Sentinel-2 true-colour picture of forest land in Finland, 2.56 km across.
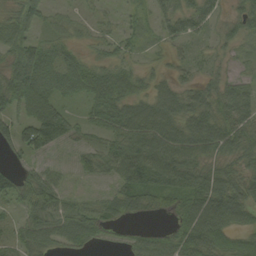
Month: September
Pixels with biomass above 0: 84%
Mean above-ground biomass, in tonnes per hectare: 53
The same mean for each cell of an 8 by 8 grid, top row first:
55 36 16 17 20 70 52 50
58 41 25 36 19 24 25 23
94 68 67 68 36 36 38 31
61 87 24 68 66 67 62 59
80 94 33 54 85 76 67 64
47 45 25 49 93 73 72 56
33 75 54 48 46 48 83 68
47 57 59 23 48 63 81 47
